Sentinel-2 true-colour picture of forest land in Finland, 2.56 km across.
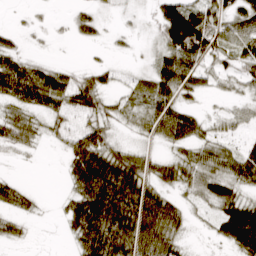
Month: March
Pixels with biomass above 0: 65%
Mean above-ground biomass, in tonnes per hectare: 38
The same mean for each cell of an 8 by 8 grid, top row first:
2 3 23 5 6 80 58 63
23 3 4 8 3 85 67 48
73 58 29 16 17 74 21 30
38 41 40 31 27 59 10 19
37 10 58 33 11 37 39 21
8 0 64 84 45 37 49 51
31 2 73 102 91 41 21 71
17 0 47 85 71 35 7 72
